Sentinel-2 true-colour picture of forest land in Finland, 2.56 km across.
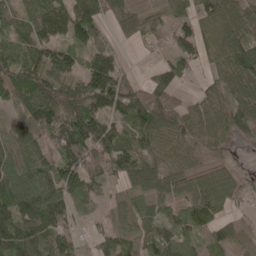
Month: May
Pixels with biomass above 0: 86%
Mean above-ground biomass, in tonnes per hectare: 74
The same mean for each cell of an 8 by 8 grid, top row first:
48 106 117 56 43 58 79 103
55 95 62 36 18 59 57 107
79 126 80 142 32 58 38 121
61 139 133 90 109 91 70 88
79 63 122 110 62 66 61 25
93 82 121 57 95 66 69 35
113 123 42 30 32 45 90 25
83 92 32 64 49 68 49 25
